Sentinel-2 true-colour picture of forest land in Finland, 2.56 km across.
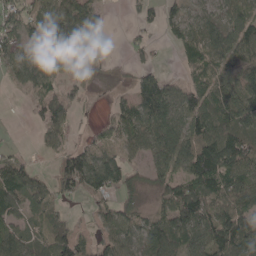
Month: May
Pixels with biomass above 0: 77%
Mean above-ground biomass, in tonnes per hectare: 73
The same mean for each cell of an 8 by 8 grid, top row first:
62 78 119 8 32 54 51 82
73 114 114 2 26 37 102 104
32 62 30 21 74 30 83 92
1 64 16 37 102 95 136 124
10 31 27 55 69 91 140 123
82 29 128 103 36 76 154 116
65 62 11 55 34 123 120 105
87 79 79 61 74 108 123 140
